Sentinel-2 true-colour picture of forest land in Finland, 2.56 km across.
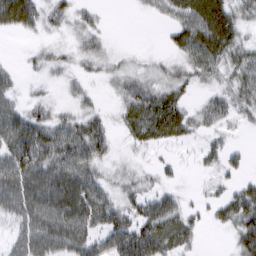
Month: March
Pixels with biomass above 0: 73%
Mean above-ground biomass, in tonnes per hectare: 41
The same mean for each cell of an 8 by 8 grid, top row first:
82 33 25 2 7 41 96 40
1 18 22 11 5 34 82 50
18 13 17 21 33 39 29 45
50 31 29 15 75 63 36 31
80 76 69 28 37 24 18 5
81 80 74 22 21 12 13 18
54 85 85 55 47 40 20 65
33 76 63 59 80 57 2 44
